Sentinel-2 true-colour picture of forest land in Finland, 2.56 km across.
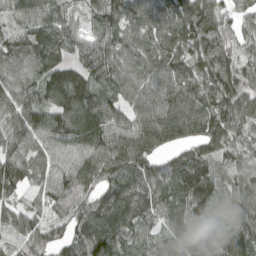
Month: April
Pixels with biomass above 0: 95%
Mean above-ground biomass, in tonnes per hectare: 94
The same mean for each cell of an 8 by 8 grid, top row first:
80 92 47 95 97 103 97 47
100 87 74 109 93 93 87 61
100 112 123 95 98 97 74 96
111 73 136 81 100 124 99 98
110 90 110 110 125 85 78 77
117 87 92 94 92 109 118 74
69 69 73 111 83 100 105 114
66 80 93 108 76 75 88 127
